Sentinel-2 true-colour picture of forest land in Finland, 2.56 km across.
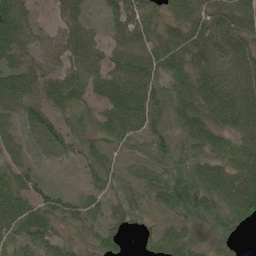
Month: June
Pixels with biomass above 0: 94%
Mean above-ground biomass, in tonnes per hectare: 57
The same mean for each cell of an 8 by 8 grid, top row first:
89 38 44 46 54 38 49 54
73 49 61 58 55 54 65 56
74 50 67 63 79 58 67 65
76 62 50 57 69 66 64 84
52 89 55 47 51 51 71 55
58 23 27 47 47 81 80 74
81 54 51 44 37 63 57 79
59 53 30 55 23 62 19 13
